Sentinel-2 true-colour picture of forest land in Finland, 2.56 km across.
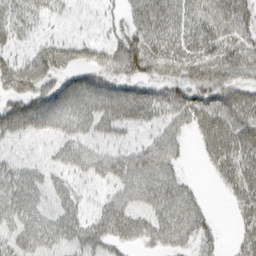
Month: March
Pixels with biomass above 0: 80%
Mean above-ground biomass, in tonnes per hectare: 48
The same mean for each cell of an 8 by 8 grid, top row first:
40 27 9 17 56 56 58 58
27 48 45 46 67 49 56 55
68 57 54 54 53 50 57 51
61 86 75 77 69 52 65 62
30 31 49 37 36 34 46 70
54 41 37 45 62 34 9 67
67 45 36 51 48 61 15 34
50 60 56 47 36 44 26 26
